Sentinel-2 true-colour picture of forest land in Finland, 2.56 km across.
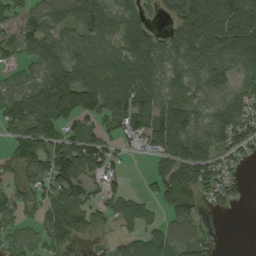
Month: September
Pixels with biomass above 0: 78%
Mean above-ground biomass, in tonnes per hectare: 66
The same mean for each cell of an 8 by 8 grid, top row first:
43 66 81 82 54 69 124 126
50 59 52 60 110 78 77 99
39 85 98 98 66 69 76 36
78 107 115 78 71 102 62 78
57 78 79 40 40 98 82 71
44 73 79 45 14 103 82 17
57 55 74 52 40 95 29 10
35 51 46 27 72 64 40 0
